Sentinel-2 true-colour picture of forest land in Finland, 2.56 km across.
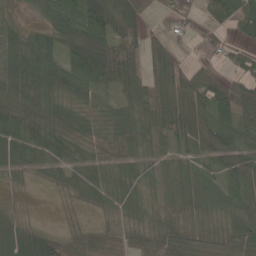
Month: May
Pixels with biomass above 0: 84%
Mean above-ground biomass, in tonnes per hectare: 53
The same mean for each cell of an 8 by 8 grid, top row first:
12 52 95 80 39 45 45 82
70 66 117 98 41 18 32 47
97 95 96 71 45 65 53 58
68 78 42 29 38 70 66 65
79 75 43 26 33 59 76 59
24 31 42 44 27 30 39 72
9 0 19 37 23 34 36 67
113 71 36 40 48 63 28 58
